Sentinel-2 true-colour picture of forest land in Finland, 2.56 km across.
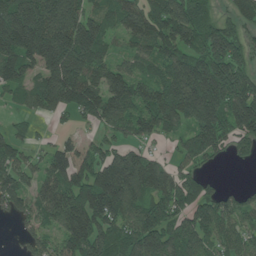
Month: June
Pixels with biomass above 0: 83%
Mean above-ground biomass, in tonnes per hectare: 132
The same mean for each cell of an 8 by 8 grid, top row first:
296 251 165 105 134 163 101 80
217 249 256 61 85 126 166 105
125 183 204 142 98 201 270 180
33 87 95 137 115 173 242 181
83 39 53 69 63 52 143 87
99 91 127 225 180 86 44 0
74 103 200 184 130 123 118 96
18 70 162 132 180 164 108 96
